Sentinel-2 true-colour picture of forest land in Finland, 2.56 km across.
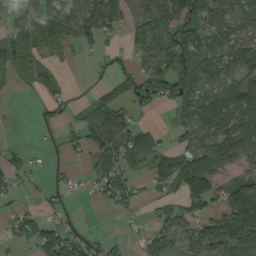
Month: September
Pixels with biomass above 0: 62%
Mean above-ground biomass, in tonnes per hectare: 53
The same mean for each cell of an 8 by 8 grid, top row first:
53 63 74 67 58 79 61 59
93 40 29 17 60 113 52 66
26 54 1 25 87 115 89 87
1 25 19 66 26 34 95 107
7 5 37 78 68 28 82 112
42 12 12 72 31 100 113 34
22 23 5 21 12 44 41 130
22 75 45 17 30 40 80 110
